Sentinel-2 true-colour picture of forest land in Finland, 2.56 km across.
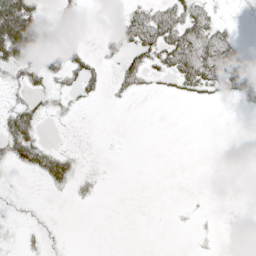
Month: May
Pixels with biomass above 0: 35%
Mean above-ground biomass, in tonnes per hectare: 19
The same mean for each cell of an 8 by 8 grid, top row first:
124 14 17 2 49 55 40 4
110 62 26 19 54 77 74 25
18 31 40 10 31 36 67 69
30 14 4 0 0 0 0 4
41 12 1 2 0 0 0 0
3 26 14 1 0 0 0 3
3 1 2 0 0 2 2 0
3 6 0 0 0 0 3 1
